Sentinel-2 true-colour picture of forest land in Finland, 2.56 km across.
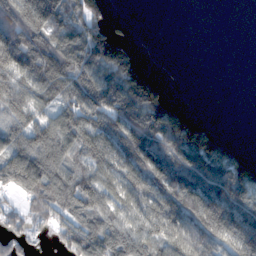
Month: November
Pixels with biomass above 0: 70%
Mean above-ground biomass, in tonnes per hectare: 122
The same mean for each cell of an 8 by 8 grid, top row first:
214 223 154 32 0 0 0 0
194 182 193 149 3 0 0 0
135 183 158 172 96 0 0 0
113 94 176 182 204 79 0 0
133 194 153 172 202 201 138 14
189 202 134 130 162 193 223 154
44 132 156 135 145 156 202 196
58 22 156 175 187 163 160 175
